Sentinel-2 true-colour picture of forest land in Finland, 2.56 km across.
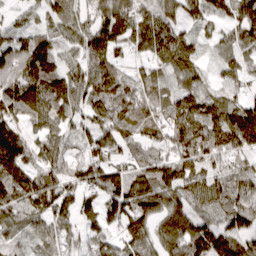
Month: March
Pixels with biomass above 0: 89%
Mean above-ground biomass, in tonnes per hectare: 89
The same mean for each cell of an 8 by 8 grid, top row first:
31 58 68 130 99 71 69 84
96 91 68 79 82 149 30 76
127 130 81 102 89 65 42 54
111 118 65 99 109 127 120 119
157 102 49 87 68 95 123 95
143 93 64 82 89 113 69 70
95 100 78 87 107 81 65 87
54 58 54 73 91 111 135 89
